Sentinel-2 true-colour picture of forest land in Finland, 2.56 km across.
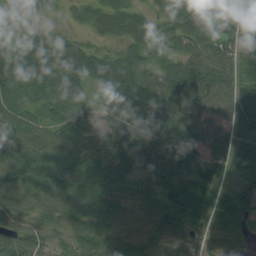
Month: August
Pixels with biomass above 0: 93%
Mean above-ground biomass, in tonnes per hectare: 69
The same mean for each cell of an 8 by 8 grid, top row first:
34 21 25 71 44 55 95 93
93 82 58 29 62 52 58 65
101 91 67 85 61 75 74 55
68 41 86 100 157 62 41 88
58 61 79 71 87 54 54 88
42 40 79 79 51 78 79 86
72 52 87 83 51 90 77 107
110 58 82 84 61 43 54 50
